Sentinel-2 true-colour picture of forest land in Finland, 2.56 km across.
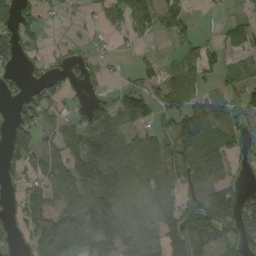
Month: September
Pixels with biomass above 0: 61%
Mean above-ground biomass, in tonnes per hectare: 50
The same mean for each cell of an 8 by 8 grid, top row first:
63 17 10 43 79 68 4 17
49 10 13 11 10 16 22 39
20 33 14 6 29 39 24 32
36 47 20 54 59 70 109 54
51 38 65 91 49 65 71 54
25 60 106 81 53 81 75 14
26 66 85 74 22 76 107 76
19 106 72 102 25 100 108 64
